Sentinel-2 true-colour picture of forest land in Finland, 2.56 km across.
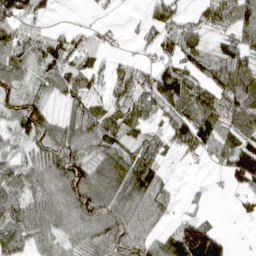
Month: April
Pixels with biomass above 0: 76%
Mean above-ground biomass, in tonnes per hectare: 71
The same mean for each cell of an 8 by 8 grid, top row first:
92 31 1 7 21 58 62 104
94 100 72 11 23 70 42 79
67 55 81 64 77 111 64 89
80 61 56 60 60 100 106 83
46 135 86 70 65 64 82 85
83 99 106 95 99 9 4 91
130 112 112 109 98 23 4 18
79 78 55 83 95 114 129 1
